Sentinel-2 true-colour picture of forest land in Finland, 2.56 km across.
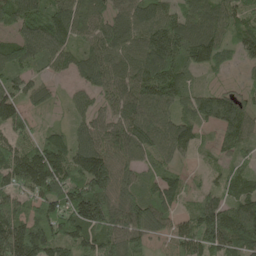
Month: May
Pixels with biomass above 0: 94%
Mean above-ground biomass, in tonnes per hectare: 101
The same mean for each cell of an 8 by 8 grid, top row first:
122 122 117 89 111 84 132 93
114 118 77 107 118 127 145 64
85 48 58 120 137 114 17 17
110 31 52 83 130 103 103 112
78 109 93 107 112 127 23 79
128 176 125 123 57 55 30 70
104 118 205 130 116 59 110 120
171 151 110 114 74 67 139 139
